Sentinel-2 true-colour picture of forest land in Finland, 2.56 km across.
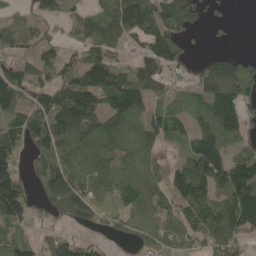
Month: May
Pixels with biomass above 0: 76%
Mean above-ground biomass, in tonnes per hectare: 89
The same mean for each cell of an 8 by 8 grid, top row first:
42 71 51 92 135 114 40 0
69 62 67 53 67 80 13 6
123 81 126 124 87 23 96 128
100 149 218 119 71 52 110 118
97 126 99 87 61 18 144 49
91 129 94 94 60 83 150 170
132 44 89 68 85 87 142 205
79 63 58 23 61 85 126 96
